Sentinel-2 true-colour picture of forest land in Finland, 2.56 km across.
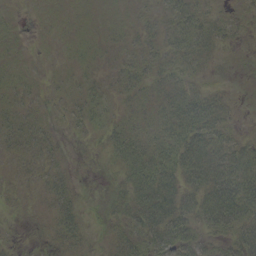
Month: September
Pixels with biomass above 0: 76%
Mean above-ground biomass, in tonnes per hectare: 17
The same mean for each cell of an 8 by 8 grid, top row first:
3 6 6 6 6 21 18 7
5 4 8 6 9 20 20 4
8 5 7 6 15 18 12 2
10 8 16 11 9 25 40 4
10 9 3 18 22 37 41 22
5 11 3 7 37 39 47 52
3 9 12 13 41 38 47 52
3 8 15 14 29 37 20 41
